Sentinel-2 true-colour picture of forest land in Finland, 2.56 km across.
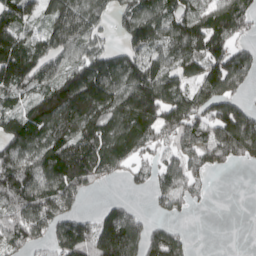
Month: April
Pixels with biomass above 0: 76%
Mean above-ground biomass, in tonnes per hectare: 127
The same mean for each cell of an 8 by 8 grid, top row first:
133 90 127 62 126 139 145 177
170 114 102 74 132 131 178 84
185 113 209 182 228 123 169 106
100 164 158 138 217 172 152 158
147 142 154 155 108 117 174 187
226 148 193 55 57 115 48 1
152 200 74 81 22 59 9 0
135 100 193 258 163 87 0 0
